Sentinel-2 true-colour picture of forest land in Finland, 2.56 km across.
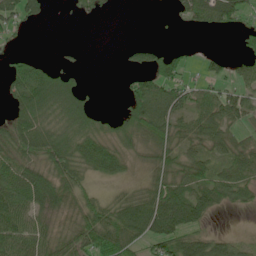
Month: June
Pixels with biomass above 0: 64%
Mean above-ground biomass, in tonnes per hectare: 44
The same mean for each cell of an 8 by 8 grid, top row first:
54 11 12 5 0 7 54 46
6 0 4 0 28 11 2 14
55 91 21 0 51 62 31 33
51 58 61 10 96 65 38 54
58 62 61 52 38 53 55 37
72 63 51 39 20 50 51 51
63 59 61 55 93 105 55 21
57 52 66 90 60 70 47 23
